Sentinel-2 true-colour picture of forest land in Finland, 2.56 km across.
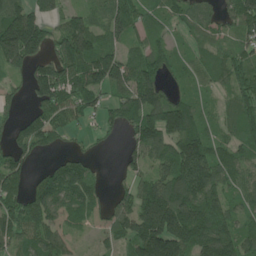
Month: June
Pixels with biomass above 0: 80%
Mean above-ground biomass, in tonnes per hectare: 104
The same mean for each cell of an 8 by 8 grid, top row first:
167 95 82 97 73 71 72 124
245 93 172 73 68 37 49 67
36 163 145 139 142 47 53 86
39 96 93 63 150 160 44 88
77 73 12 12 136 144 115 78
121 73 110 5 72 170 174 74
106 133 95 75 176 183 156 72
87 129 42 58 217 219 183 137
